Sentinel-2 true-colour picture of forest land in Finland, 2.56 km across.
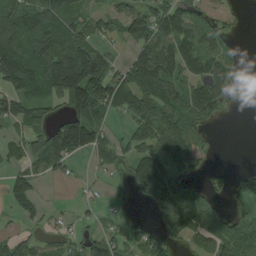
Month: August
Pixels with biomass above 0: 66%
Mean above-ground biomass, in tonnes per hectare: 72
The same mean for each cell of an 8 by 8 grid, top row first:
113 116 72 49 89 90 33 6
120 130 136 37 72 106 63 11
127 171 223 110 134 85 98 42
84 46 130 62 90 84 61 3
53 129 150 57 74 116 26 0
44 45 8 22 118 74 34 22
35 15 12 15 18 130 91 36
50 31 58 69 53 52 88 111
